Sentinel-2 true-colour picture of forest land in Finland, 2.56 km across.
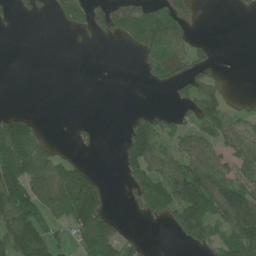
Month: June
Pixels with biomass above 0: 48%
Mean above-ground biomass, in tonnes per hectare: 56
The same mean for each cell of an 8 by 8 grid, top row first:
18 18 67 105 95 86 1 3
0 0 5 1 70 79 33 0
0 0 0 0 15 58 61 0
40 0 0 0 21 29 96 31
141 45 15 1 116 46 62 72
129 117 133 0 108 92 131 67
108 90 146 10 52 109 120 143
118 74 64 107 21 28 61 132
